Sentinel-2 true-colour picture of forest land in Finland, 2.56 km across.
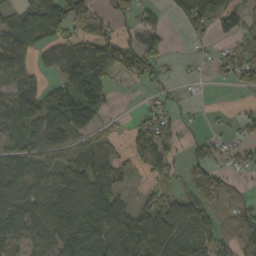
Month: October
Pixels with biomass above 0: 66%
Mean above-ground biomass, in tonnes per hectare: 62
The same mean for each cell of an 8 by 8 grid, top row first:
59 119 83 45 30 33 70 57
110 62 76 105 85 1 13 37
69 40 129 45 51 14 8 49
105 107 147 27 23 18 4 15
53 74 55 33 63 40 24 21
86 63 87 77 23 34 49 19
73 95 107 131 49 85 65 55
56 66 110 128 96 89 77 59
